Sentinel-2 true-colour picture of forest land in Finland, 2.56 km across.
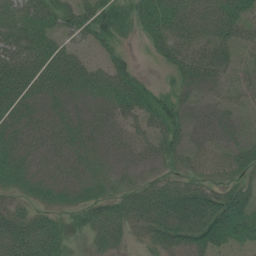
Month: July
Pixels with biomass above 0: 82%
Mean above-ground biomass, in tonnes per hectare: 44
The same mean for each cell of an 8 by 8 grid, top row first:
51 50 56 62 53 78 77 63
68 56 26 32 10 56 61 45
71 63 52 60 23 26 50 26
46 36 31 42 50 38 29 25
45 35 36 30 29 34 34 32
39 31 32 23 18 29 41 36
31 29 34 40 63 84 86 54
73 55 18 34 27 55 61 33
